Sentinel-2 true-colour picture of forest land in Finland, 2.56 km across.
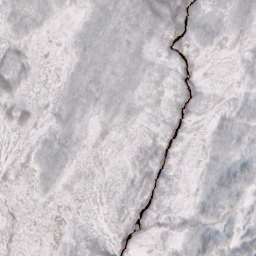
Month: October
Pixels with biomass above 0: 45%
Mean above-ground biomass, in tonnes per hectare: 6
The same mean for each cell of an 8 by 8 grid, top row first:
10 8 3 13 17 21 5 8
5 0 8 12 7 8 6 2
7 1 10 10 4 6 1 3
5 3 8 5 1 5 2 6
0 8 4 1 2 3 5 8
1 9 1 0 5 4 8 16
0 1 0 1 5 2 12 7
0 0 2 5 3 3 14 13
